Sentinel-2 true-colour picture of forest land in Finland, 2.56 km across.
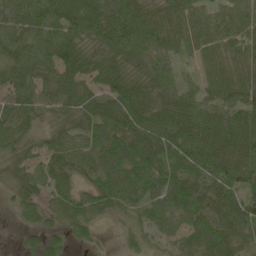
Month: May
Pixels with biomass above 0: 92%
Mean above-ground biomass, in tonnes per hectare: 62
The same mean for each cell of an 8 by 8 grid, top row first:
62 81 100 81 73 66 63 65
72 69 55 59 54 54 61 63
72 47 60 59 52 32 55 60
70 50 61 76 83 69 62 76
55 47 61 84 82 79 88 83
41 60 49 79 88 73 74 83
32 49 62 48 57 73 71 86
9 55 23 3 31 34 68 54
